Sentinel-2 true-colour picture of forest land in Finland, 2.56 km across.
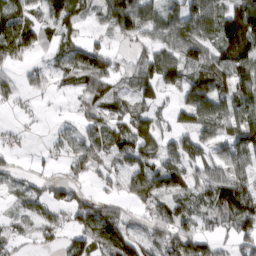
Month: March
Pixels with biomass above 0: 71%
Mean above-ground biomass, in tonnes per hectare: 60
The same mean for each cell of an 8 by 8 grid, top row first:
86 62 55 86 84 69 83 143
102 36 66 24 34 73 68 137
32 34 65 61 77 41 88 104
11 3 30 51 54 38 74 79
10 11 43 59 95 55 51 80
27 22 25 33 86 88 68 61
24 53 59 51 45 73 67 123
37 20 54 105 59 100 53 47
